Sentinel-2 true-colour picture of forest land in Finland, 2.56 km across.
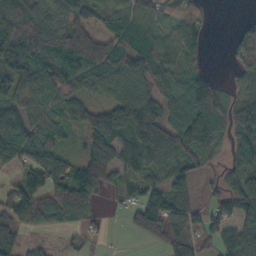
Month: October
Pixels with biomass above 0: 79%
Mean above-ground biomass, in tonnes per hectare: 72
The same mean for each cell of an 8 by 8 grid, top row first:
106 120 84 64 66 67 20 5
111 109 171 108 80 69 30 64
110 115 88 64 83 66 65 37
71 46 37 79 116 76 80 52
110 58 29 65 70 81 79 49
58 134 99 35 58 71 29 64
121 107 83 12 108 106 54 99
62 11 20 3 28 111 55 109
